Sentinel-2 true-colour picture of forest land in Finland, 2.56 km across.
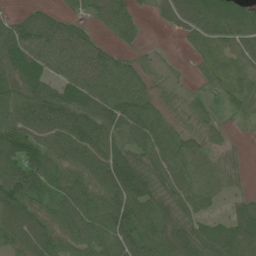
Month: June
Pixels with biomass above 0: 86%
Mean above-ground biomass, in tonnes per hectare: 74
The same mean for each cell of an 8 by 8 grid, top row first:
34 52 27 85 19 51 92 75
100 90 91 35 15 3 35 52
92 78 91 79 53 16 27 46
97 121 112 93 92 47 34 31
103 88 117 86 82 73 49 11
131 75 84 123 102 78 62 24
129 64 114 102 104 86 35 53
90 96 86 90 101 125 83 113
